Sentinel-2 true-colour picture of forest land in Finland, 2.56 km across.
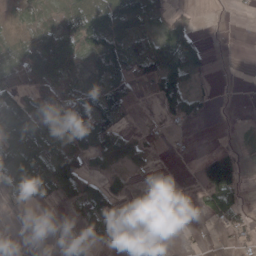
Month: April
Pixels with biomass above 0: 57%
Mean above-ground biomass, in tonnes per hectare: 42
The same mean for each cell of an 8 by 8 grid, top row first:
19 22 68 85 59 13 1 3
50 78 63 63 72 122 25 0
114 81 30 92 39 114 13 1
109 57 120 70 7 71 22 0
64 57 62 79 27 2 2 14
67 74 81 41 8 0 85 71
20 8 35 31 7 3 38 23
0 0 13 46 51 1 4 12
